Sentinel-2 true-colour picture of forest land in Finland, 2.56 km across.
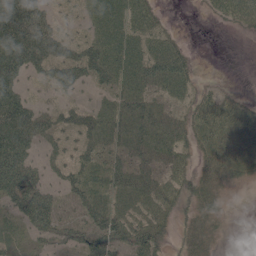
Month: June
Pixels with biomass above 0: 74%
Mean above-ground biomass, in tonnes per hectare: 41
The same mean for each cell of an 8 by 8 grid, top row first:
107 41 17 57 45 1 12 42
87 62 41 57 43 33 0 0
57 31 41 49 60 57 6 1
91 26 31 38 55 24 50 37
90 29 38 36 49 41 44 73
99 26 46 45 41 36 40 28
54 59 33 50 38 28 31 3
28 37 51 63 64 16 30 5
